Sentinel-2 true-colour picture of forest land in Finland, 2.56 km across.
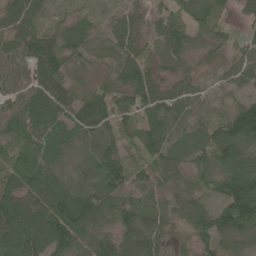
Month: June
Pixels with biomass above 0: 91%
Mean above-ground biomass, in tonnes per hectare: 64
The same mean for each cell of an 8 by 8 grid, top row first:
60 39 37 32 35 80 68 22
47 76 57 43 44 53 51 49
38 61 43 47 91 49 21 52
68 73 85 81 66 52 25 91
68 75 40 44 69 42 72 128
94 77 26 74 41 43 90 177
97 95 128 79 53 31 41 167
106 96 84 56 65 23 56 50
